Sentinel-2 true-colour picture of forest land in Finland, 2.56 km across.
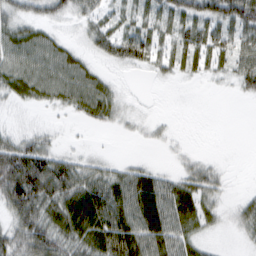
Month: February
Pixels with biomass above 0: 69%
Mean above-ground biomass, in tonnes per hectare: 37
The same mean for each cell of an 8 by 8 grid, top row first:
41 36 27 27 34 45 58 74
54 50 18 43 58 41 52 44
57 59 52 15 4 13 12 32
9 9 28 32 6 1 0 0
47 27 4 1 6 7 0 0
102 92 51 42 41 25 34 1
65 62 77 70 67 58 31 22
51 71 60 81 62 47 14 9
